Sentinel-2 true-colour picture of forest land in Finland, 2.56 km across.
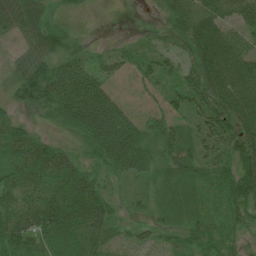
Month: July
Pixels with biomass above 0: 94%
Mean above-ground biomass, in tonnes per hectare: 49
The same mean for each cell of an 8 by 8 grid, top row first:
43 26 17 2 4 61 86 66
19 57 25 13 15 34 109 69
46 87 97 33 26 30 91 92
23 36 111 87 23 28 59 94
63 38 28 92 57 45 35 75
53 68 56 31 37 34 30 78
60 88 77 31 20 26 21 47
68 61 53 31 28 26 40 20
